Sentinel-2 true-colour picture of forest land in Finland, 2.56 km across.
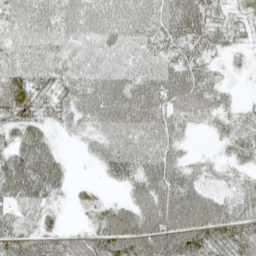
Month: May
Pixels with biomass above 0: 89%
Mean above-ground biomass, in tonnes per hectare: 50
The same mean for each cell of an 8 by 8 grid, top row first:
51 52 58 56 55 70 49 21
47 49 45 52 48 52 41 20
63 44 52 60 56 64 42 5
70 35 49 68 65 51 41 25
49 38 11 53 54 37 5 45
88 74 1 36 61 59 32 26
43 35 13 36 58 87 71 47
58 49 41 95 84 94 76 68
